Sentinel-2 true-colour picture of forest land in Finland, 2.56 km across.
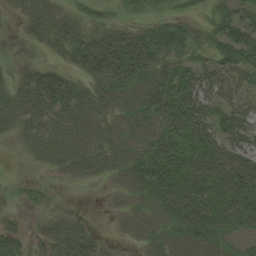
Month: August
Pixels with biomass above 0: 80%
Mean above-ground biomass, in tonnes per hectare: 41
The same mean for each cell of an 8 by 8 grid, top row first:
15 41 30 22 20 22 18 37
18 28 62 86 72 41 28 52
39 69 39 66 45 67 44 32
47 58 40 32 39 73 50 38
16 38 33 30 41 60 69 44
9 10 19 19 57 68 80 89
8 16 5 8 27 63 78 69
39 44 73 12 19 32 44 32
